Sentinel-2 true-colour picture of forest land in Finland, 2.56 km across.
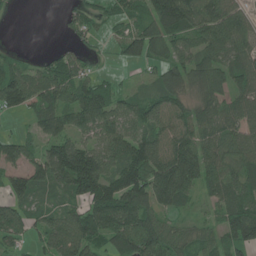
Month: June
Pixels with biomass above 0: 78%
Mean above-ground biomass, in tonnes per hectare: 80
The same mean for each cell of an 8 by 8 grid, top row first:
3 0 47 42 71 157 125 74
10 9 30 18 91 67 87 67
102 94 70 27 21 83 100 73
52 97 113 87 75 72 69 82
70 69 71 78 104 116 75 84
67 95 214 111 149 212 102 79
66 49 72 154 123 69 27 90
40 60 94 92 139 71 45 109
